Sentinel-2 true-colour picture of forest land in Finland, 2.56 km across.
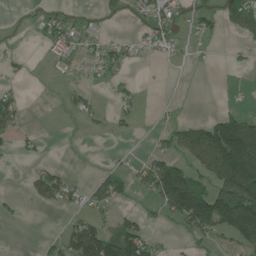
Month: June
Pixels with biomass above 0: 36%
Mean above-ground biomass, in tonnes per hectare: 40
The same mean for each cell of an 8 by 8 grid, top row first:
1 24 12 8 21 31 30 95
4 20 27 30 23 17 5 10
8 2 8 20 2 0 0 2
48 0 26 15 6 4 6 37
21 6 0 2 1 54 153 218
0 55 4 42 47 117 70 211
6 15 24 32 8 110 165 185
0 13 142 105 77 5 32 77
